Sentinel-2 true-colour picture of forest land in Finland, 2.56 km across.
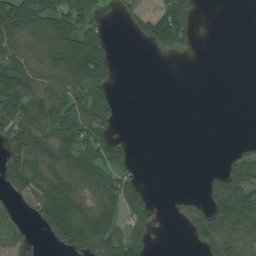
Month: July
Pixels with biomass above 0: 50%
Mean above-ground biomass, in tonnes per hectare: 60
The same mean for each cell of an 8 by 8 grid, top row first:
138 138 98 4 39 110 0 0
100 125 155 26 10 48 0 0
108 104 137 45 0 0 0 0
79 109 103 44 0 0 0 0
106 93 95 72 0 0 0 14
125 98 108 77 9 0 22 73
47 114 99 89 78 18 79 105
54 44 106 96 72 0 92 105
